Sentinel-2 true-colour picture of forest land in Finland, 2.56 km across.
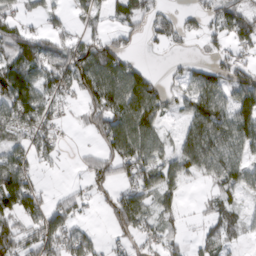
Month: March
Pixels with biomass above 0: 63%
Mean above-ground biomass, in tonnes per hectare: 54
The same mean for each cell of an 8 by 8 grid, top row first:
36 27 23 28 53 24 34 71
109 50 56 78 11 12 20 41
117 65 75 98 79 18 72 73
83 52 18 98 110 20 108 97
46 54 4 76 83 44 119 75
98 5 14 56 67 62 50 68
87 54 29 58 66 32 24 30
58 70 56 22 39 25 34 22
